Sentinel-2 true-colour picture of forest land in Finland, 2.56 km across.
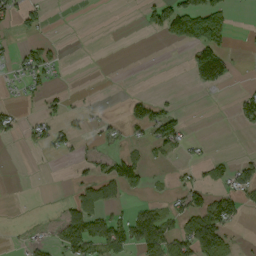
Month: September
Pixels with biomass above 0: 27%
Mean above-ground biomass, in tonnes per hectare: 27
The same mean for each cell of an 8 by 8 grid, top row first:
41 15 0 0 27 101 98 1
18 32 0 0 0 15 98 2
20 27 0 0 0 0 90 4
19 17 13 3 41 28 1 32
9 36 14 15 25 47 6 1
0 0 20 59 39 12 22 39
1 2 65 27 26 27 54 34
5 18 66 56 72 61 100 9
